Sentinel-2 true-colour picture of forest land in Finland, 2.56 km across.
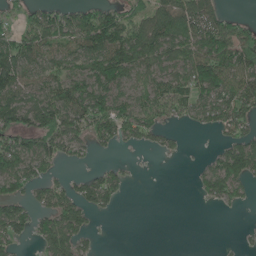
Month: June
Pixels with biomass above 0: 61%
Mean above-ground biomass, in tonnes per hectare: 68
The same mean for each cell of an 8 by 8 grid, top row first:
29 68 81 95 97 114 121 25
98 82 86 143 120 93 119 144
114 77 86 125 66 78 127 97
119 115 111 120 89 52 82 88
83 87 47 45 28 14 3 84
119 49 28 53 1 0 74 113
77 71 83 29 0 0 7 18
51 78 56 1 0 0 0 8
